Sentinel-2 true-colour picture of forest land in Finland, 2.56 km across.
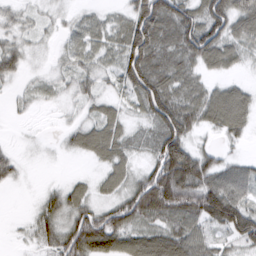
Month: March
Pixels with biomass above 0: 79%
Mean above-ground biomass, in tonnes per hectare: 49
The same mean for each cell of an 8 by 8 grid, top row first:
25 14 15 18 96 76 89 74
38 10 33 37 113 57 93 49
21 14 35 24 111 53 25 19
8 3 15 32 45 84 70 85
5 2 41 67 21 96 12 17
22 1 10 47 50 117 74 58
0 44 61 54 98 102 102 81
4 36 103 79 75 82 44 55
